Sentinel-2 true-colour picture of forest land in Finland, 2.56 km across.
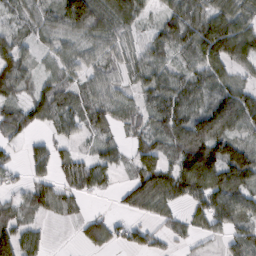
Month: February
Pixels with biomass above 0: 78%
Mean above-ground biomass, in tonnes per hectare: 65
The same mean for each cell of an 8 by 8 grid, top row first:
32 56 147 102 41 88 95 83
69 35 43 51 56 78 132 116
90 45 45 40 73 69 77 44
73 74 57 64 53 92 79 99
29 40 24 41 64 83 121 63
23 43 82 33 84 83 141 99
60 63 23 10 56 33 87 83
110 24 28 46 41 30 27 67
